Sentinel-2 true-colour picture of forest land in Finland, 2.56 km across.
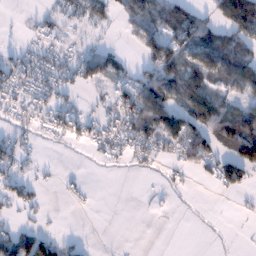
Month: January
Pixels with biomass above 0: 50%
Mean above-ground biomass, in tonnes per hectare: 39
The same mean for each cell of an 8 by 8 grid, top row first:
4 19 34 30 68 78 41 178
15 25 19 17 53 72 110 71
48 42 42 46 58 77 67 94
35 38 21 43 90 70 90 68
32 9 21 48 58 72 72 113
35 4 6 1 6 13 24 56
30 7 4 0 3 4 1 4
71 48 11 0 0 0 1 1
